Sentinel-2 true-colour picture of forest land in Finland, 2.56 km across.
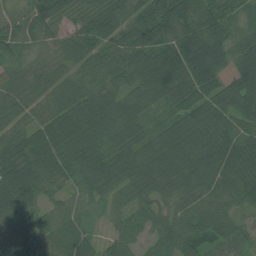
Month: July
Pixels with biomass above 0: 97%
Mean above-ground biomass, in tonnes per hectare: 71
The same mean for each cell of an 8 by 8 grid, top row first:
40 93 55 70 80 109 86 49
56 46 69 60 95 102 109 73
53 57 59 65 74 109 96 74
59 63 93 81 52 58 82 74
66 79 93 76 70 87 76 64
119 73 58 79 86 82 75 69
94 57 47 35 49 52 70 43
86 93 81 38 34 75 76 51
